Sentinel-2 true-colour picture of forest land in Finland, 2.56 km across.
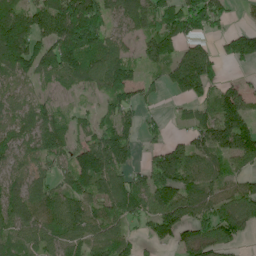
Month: June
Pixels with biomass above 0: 77%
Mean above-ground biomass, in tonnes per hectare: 95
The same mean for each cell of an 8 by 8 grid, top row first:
132 134 188 73 110 111 117 15
168 116 166 98 70 92 68 64
66 62 84 129 47 114 112 18
81 75 38 75 36 10 50 122
83 123 85 153 34 65 114 138
66 69 128 124 79 169 100 76
140 123 115 110 112 136 98 101
81 117 109 120 45 93 83 36
